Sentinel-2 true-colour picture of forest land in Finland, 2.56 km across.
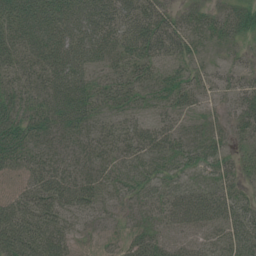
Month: July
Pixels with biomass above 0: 85%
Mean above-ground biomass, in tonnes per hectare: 44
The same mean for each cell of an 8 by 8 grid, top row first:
71 78 70 65 77 36 33 43
53 69 75 42 76 62 15 15
37 55 63 32 31 43 26 27
61 47 58 25 21 30 17 30
78 32 35 35 49 44 39 22
25 56 46 29 43 33 33 29
60 64 45 17 31 52 61 40
83 73 10 11 49 32 27 46
